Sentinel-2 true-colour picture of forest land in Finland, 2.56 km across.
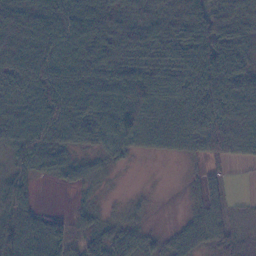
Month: November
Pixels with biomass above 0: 83%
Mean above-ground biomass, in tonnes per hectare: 70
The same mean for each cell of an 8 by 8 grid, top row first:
120 124 84 57 51 46 62 53
118 131 91 80 73 79 121 77
129 132 121 96 102 90 162 114
114 141 93 102 104 83 162 117
78 95 45 60 44 40 92 86
59 29 29 5 0 0 27 1
80 8 17 3 11 1 51 5
87 79 32 46 30 28 46 21
